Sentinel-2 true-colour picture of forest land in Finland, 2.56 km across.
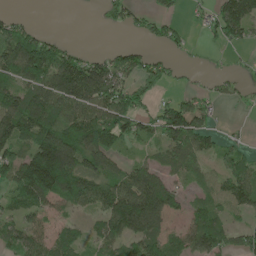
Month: May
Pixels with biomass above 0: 68%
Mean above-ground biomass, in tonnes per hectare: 86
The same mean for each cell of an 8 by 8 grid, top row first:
30 0 0 36 41 35 42 132
165 110 23 21 35 33 12 34
99 134 193 154 92 20 20 29
163 160 110 170 61 131 58 9
135 183 148 102 39 108 54 34
142 248 146 95 113 54 38 96
87 73 50 120 192 58 82 63
91 78 39 91 117 76 135 57
